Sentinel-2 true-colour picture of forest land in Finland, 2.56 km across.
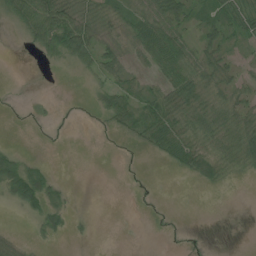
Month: July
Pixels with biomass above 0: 48%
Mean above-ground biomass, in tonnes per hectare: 20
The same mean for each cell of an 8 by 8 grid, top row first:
40 77 32 20 34 41 19 57
0 29 55 27 40 53 30 11
0 0 4 30 20 46 33 22
0 2 1 43 47 50 39 34
4 0 0 1 22 50 23 52
67 27 0 0 1 4 26 8
19 40 1 0 1 1 0 0
7 9 3 0 0 1 1 0
